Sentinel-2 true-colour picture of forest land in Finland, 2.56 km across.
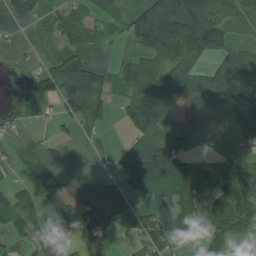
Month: July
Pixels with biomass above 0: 59%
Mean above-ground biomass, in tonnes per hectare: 72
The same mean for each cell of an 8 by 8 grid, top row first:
57 36 47 54 101 154 135 57
15 5 55 20 71 107 135 61
7 62 146 39 128 160 87 195
34 11 96 40 155 85 97 183
11 20 11 6 89 57 43 90
12 4 35 44 105 112 105 114
136 71 83 129 36 67 87 122
57 30 33 37 73 51 87 31
